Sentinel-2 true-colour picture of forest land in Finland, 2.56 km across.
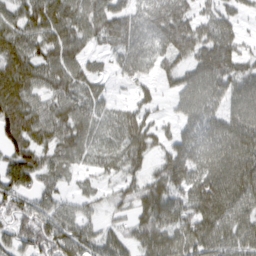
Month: March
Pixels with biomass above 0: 83%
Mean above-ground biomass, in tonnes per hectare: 70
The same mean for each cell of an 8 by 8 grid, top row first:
56 105 80 88 73 112 41 31
85 84 63 55 81 102 93 48
113 76 67 24 42 44 87 76
105 69 67 38 49 25 63 70
83 74 71 40 73 56 80 108
88 50 23 33 51 88 93 105
65 55 32 24 72 76 119 83
57 91 79 50 70 78 94 74
